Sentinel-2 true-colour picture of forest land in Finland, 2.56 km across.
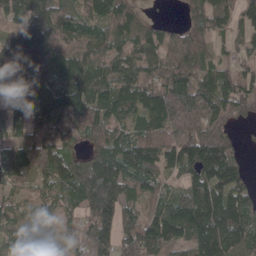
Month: April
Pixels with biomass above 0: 89%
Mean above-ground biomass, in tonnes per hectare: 113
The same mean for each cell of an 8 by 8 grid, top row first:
86 118 103 115 30 3 99 73
167 152 94 104 96 125 61 45
84 130 138 121 107 135 92 101
84 199 139 126 117 201 150 62
111 155 65 132 148 162 196 30
96 122 195 183 118 53 140 85
72 67 118 172 84 105 145 121
102 92 79 134 142 101 137 118
